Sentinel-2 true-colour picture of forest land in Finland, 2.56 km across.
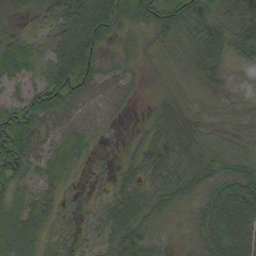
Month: August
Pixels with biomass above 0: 89%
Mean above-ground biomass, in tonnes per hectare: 45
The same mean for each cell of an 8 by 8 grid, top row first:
25 36 72 76 45 46 43 42
24 31 86 26 26 34 72 51
21 39 72 45 13 22 43 23
32 56 58 38 8 55 30 31
65 41 53 5 35 60 33 28
50 37 9 25 46 48 56 56
47 45 13 56 55 35 75 106
69 30 31 55 66 13 82 106
